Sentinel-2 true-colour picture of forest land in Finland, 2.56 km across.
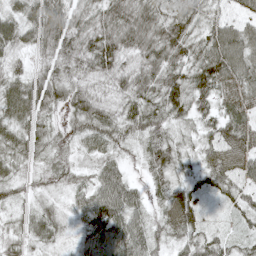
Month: May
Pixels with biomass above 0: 96%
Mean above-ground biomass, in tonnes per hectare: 54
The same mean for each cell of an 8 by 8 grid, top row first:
48 81 45 70 72 58 45 41
47 54 61 76 70 74 68 97
55 63 43 46 61 64 83 85
77 49 59 43 63 56 44 55
59 40 31 45 41 51 44 61
36 31 29 62 26 48 52 52
28 35 47 105 44 63 15 43
45 46 42 99 66 37 50 35
